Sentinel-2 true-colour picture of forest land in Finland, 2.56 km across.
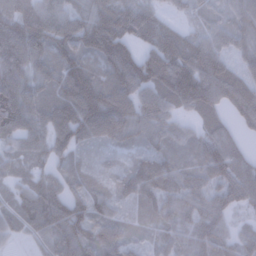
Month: January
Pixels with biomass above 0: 91%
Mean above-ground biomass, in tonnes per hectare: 70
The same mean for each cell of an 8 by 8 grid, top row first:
93 55 63 85 61 19 36 68
114 86 94 114 49 69 59 49
94 73 123 81 99 115 91 58
132 81 132 121 81 46 53 64
55 69 69 51 48 44 69 39
42 48 52 39 94 70 63 74
59 102 82 59 40 60 66 43
20 59 96 83 39 49 74 51
